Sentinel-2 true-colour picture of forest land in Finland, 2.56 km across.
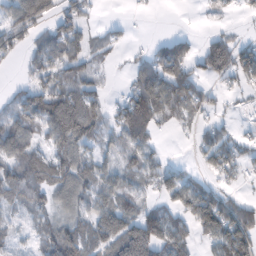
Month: February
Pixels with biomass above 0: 66%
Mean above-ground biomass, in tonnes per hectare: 68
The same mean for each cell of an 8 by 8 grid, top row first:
104 73 64 3 3 0 9 20
55 77 67 37 16 82 103 92
11 68 72 9 66 110 55 58
74 134 133 51 123 62 38 12
110 62 88 40 75 4 59 58
83 81 92 62 60 52 39 34
46 64 65 110 48 62 141 93
27 86 119 140 213 94 58 130
